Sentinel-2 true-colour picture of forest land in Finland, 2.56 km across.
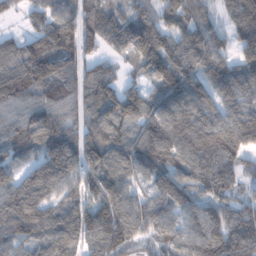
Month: January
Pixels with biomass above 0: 92%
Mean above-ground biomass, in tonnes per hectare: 118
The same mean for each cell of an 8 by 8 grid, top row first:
19 100 117 120 100 108 69 161
98 170 127 79 144 88 142 95
166 172 118 104 69 154 134 141
91 123 96 134 139 140 110 123
105 136 132 136 145 137 147 121
89 156 102 138 84 125 136 87
159 105 97 149 99 100 93 103
108 115 115 145 66 90 144 168
